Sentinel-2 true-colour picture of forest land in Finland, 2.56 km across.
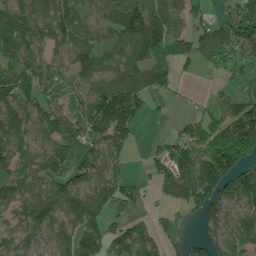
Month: July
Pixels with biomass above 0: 75%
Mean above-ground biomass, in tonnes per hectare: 84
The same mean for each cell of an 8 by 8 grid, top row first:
102 95 89 96 144 81 43 105
96 58 94 73 138 119 93 106
110 80 74 100 108 48 9 35
99 82 70 180 42 7 47 103
71 74 48 106 7 71 123 214
77 90 64 77 15 135 202 122
76 101 118 56 17 37 109 91
64 66 100 71 74 32 58 94
